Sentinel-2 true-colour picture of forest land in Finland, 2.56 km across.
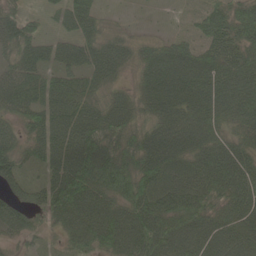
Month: June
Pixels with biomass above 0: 91%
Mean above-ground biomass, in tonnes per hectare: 70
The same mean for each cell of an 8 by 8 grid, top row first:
47 19 68 11 1 5 52 70
62 39 54 60 43 50 52 70
66 50 56 50 56 87 86 93
62 71 81 77 57 78 87 86
56 68 105 87 78 80 79 65
48 49 116 104 95 70 89 90
68 77 107 95 109 89 78 81
42 27 81 114 116 99 93 91
